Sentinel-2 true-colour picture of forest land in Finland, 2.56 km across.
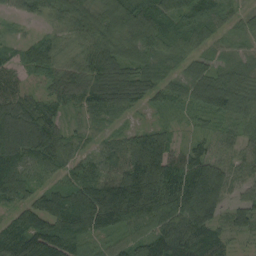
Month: August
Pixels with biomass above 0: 95%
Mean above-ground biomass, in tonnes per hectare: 90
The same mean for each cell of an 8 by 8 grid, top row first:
32 44 80 109 117 94 78 61
44 86 62 103 114 71 61 25
51 53 67 92 100 77 101 59
110 78 39 80 41 37 77 77
114 103 50 55 133 51 52 56
130 55 87 102 197 137 172 47
91 132 166 180 160 140 162 52
154 169 99 52 85 116 91 22
